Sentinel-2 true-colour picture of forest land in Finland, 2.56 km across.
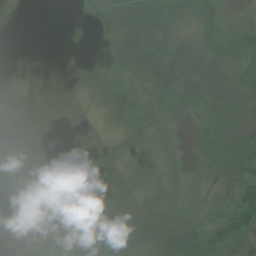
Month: July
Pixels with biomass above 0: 96%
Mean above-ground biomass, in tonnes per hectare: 45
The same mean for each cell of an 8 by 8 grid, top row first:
47 40 36 56 80 44 48 19
57 82 40 36 75 52 43 43
42 71 58 35 35 76 63 45
57 61 29 36 28 31 29 25
86 91 43 22 26 12 31 28
32 64 91 36 30 21 19 26
41 42 69 65 43 31 20 37
18 21 17 64 74 83 57 26
